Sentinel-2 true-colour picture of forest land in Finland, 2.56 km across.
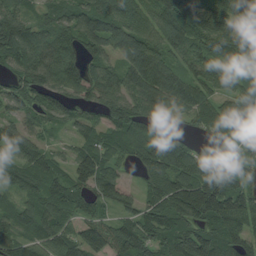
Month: August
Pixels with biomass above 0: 89%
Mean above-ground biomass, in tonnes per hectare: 96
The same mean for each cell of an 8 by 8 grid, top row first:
120 69 98 112 75 168 149 59
136 102 84 73 107 80 71 88
83 103 105 80 123 102 89 78
73 100 63 111 108 63 92 121
80 38 63 82 138 120 35 75
77 83 98 78 55 128 128 104
71 91 70 53 71 135 175 126
97 91 90 105 121 143 141 102
